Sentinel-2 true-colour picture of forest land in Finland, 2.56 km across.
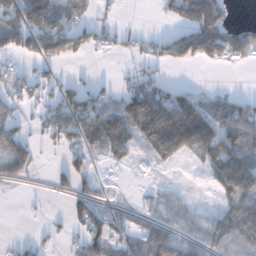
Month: December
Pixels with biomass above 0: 53%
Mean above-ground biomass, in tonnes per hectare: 59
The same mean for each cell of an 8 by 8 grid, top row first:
110 145 49 15 0 48 168 1
67 96 45 28 28 85 151 125
45 30 17 9 48 6 1 0
28 43 101 77 164 192 84 67
73 20 58 116 58 144 120 96
45 12 54 2 6 1 31 186
0 3 57 25 21 35 13 90
10 17 37 73 78 71 58 60
